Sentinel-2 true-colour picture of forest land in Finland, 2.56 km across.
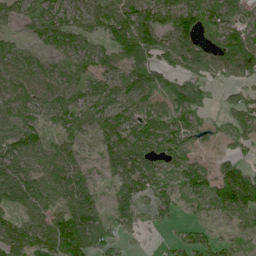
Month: June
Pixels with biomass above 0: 82%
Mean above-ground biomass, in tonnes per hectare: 72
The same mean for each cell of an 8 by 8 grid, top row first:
52 78 53 82 83 101 81 60
41 38 69 75 99 120 68 114
75 65 56 65 72 65 55 48
81 71 71 77 75 84 26 80
100 62 43 76 98 82 25 44
118 83 70 56 95 56 77 109
86 85 124 57 52 39 70 115
105 97 138 55 8 35 46 24
